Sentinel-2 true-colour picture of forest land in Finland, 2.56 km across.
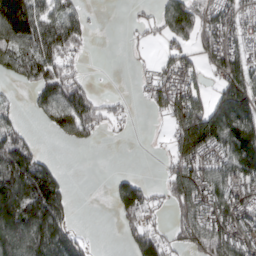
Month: March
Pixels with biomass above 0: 59%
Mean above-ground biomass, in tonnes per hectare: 87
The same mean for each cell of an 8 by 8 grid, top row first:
247 90 58 0 18 142 79 65
139 130 44 0 10 51 77 67
55 106 42 1 18 78 44 144
27 78 139 42 8 124 138 170
111 3 31 4 1 92 158 202
218 148 0 19 12 107 115 140
214 210 2 31 96 76 135 115
209 204 58 0 109 45 135 114
